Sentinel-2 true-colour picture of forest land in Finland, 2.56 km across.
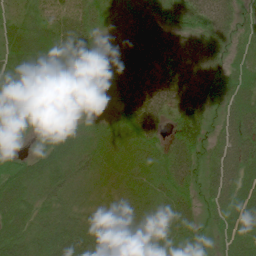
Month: June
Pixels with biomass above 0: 94%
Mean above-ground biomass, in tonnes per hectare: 48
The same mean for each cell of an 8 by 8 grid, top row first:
30 40 44 43 44 47 57 39
47 55 65 14 59 50 58 38
35 43 24 21 61 72 56 63
26 25 20 22 84 61 43 74
21 35 39 40 55 82 55 72
57 53 37 32 35 74 43 63
70 40 32 28 41 66 39 70
68 64 80 49 30 48 24 60
